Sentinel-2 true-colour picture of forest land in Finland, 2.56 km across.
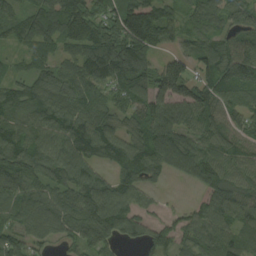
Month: August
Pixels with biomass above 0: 88%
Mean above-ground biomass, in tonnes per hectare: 92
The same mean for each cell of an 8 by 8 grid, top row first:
73 133 136 102 158 63 96 77
38 70 104 146 133 43 71 112
56 92 103 122 106 197 84 113
82 118 91 65 106 109 113 70
103 100 121 108 116 125 89 68
116 95 105 59 91 45 94 77
74 84 102 125 49 23 89 95
87 59 79 70 72 66 93 58
